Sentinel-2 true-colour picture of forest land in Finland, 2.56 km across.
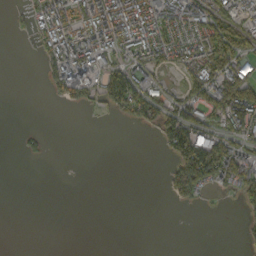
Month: October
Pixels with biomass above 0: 39%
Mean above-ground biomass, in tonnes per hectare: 46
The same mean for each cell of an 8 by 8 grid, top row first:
8 106 110 145 138 99 88 51
0 68 122 87 92 76 99 69
0 38 131 96 76 18 101 121
0 0 10 28 80 79 64 142
3 8 0 0 0 88 132 66
0 0 0 0 0 64 115 105
0 0 0 0 0 8 4 18
0 0 0 0 0 0 0 7
